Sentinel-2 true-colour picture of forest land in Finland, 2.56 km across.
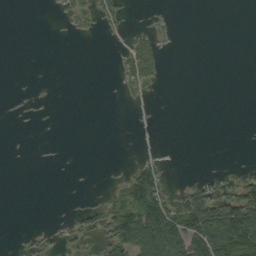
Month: September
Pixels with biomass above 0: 21%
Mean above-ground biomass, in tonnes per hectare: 21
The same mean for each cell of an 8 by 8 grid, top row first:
0 1 26 23 2 1 0 0
0 0 0 1 44 2 0 0
0 0 0 2 36 0 0 0
2 1 0 0 0 0 0 0
0 0 0 0 0 0 0 0
0 0 0 4 78 1 11 30
0 0 13 39 126 49 90 110
2 11 20 71 137 112 130 152
